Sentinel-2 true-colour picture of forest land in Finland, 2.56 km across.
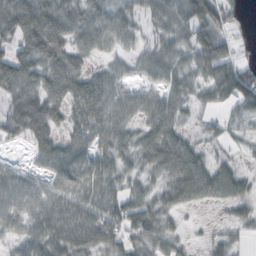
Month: October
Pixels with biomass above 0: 86%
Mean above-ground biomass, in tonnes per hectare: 56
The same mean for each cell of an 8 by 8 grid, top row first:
97 88 58 49 45 78 102 15
72 109 52 36 30 58 84 21
98 74 61 51 31 47 54 93
93 85 62 65 50 47 19 38
22 71 61 58 55 68 28 19
39 45 80 57 38 67 68 40
49 64 71 64 61 36 15 30
30 74 77 60 73 38 22 17
